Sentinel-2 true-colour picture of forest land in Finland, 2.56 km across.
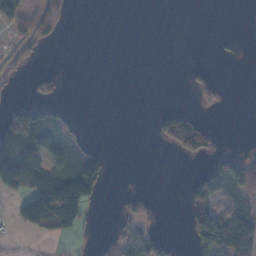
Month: November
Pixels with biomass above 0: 29%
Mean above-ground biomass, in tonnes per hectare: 30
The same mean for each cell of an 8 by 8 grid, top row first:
63 53 0 0 0 0 0 0
18 10 0 0 0 0 0 3
7 17 0 0 0 0 36 0
73 67 1 0 0 43 8 0
121 55 29 1 0 57 49 1
114 89 129 10 0 0 54 59
35 159 104 3 33 0 78 33
5 15 8 42 54 3 104 90
